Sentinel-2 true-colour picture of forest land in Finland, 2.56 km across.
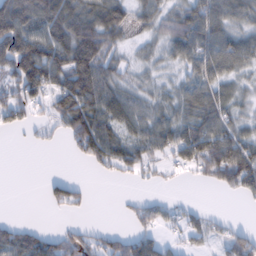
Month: February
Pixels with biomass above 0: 68%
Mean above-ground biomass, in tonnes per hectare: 56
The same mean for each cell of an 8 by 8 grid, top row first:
115 96 100 100 23 53 89 60
137 110 137 46 29 73 88 81
86 92 112 63 32 30 71 39
59 37 115 80 59 54 80 35
1 10 65 79 63 72 98 84
0 11 3 22 24 10 55 104
0 17 24 1 33 18 11 3
77 54 54 47 52 18 32 65
